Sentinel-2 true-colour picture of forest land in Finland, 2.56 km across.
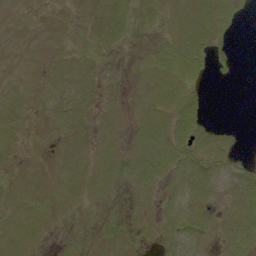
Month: September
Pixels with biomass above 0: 60%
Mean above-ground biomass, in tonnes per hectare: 6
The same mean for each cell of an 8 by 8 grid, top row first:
2 1 3 10 6 5 10 5
3 3 4 4 2 12 9 1
3 4 7 2 5 11 3 1
6 4 6 3 7 11 3 0
5 3 5 5 10 11 8 2
4 3 7 9 10 9 9 7
7 6 3 2 4 9 6 11
8 2 3 6 4 8 6 10
